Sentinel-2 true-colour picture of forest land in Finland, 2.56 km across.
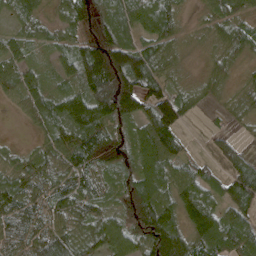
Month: April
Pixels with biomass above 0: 89%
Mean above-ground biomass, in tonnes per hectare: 80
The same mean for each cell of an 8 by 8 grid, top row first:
41 30 77 89 83 58 38 59
50 33 81 161 91 40 23 69
67 34 100 190 121 33 46 23
17 81 143 150 95 114 11 32
12 65 107 84 98 75 20 35
72 77 86 55 110 87 57 126
88 77 71 56 181 115 107 95
67 89 63 99 139 180 132 104
